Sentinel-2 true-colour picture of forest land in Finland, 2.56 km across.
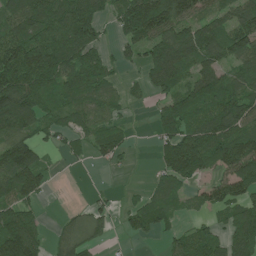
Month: July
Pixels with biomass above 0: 72%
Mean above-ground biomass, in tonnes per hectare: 86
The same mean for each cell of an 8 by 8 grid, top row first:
110 127 157 62 212 131 78 93
114 158 147 36 86 154 120 121
156 114 117 50 52 100 124 93
157 55 57 35 6 106 89 119
125 34 34 77 1 142 144 140
133 41 1 5 5 110 58 132
100 6 16 32 76 42 51 93
192 38 57 26 25 46 82 118
